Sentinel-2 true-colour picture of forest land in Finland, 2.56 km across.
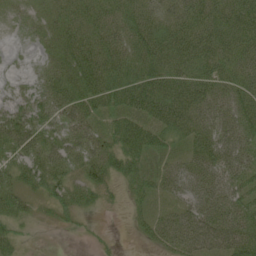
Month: June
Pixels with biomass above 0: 86%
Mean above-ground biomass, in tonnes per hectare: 49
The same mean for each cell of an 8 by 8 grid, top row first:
16 40 59 54 60 57 65 73
3 31 73 66 71 71 63 65
7 46 69 68 75 66 64 63
46 49 53 44 67 85 64 63
62 52 54 46 62 34 65 57
43 64 39 44 39 54 65 51
46 18 33 6 15 34 66 58
30 0 5 5 15 61 62 79
